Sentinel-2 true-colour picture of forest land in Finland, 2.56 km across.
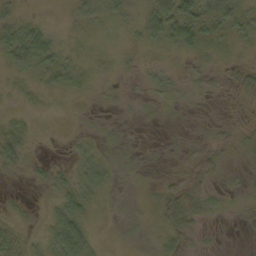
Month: October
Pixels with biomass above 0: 70%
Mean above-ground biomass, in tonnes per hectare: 17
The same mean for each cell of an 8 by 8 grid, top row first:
19 2 22 27 32 70 39 29
59 43 9 9 16 33 24 13
10 21 16 6 8 11 9 23
7 3 3 4 4 3 3 17
35 1 9 3 1 4 22 24
7 21 23 12 4 23 24 8
7 7 31 5 7 38 16 5
24 19 49 3 7 22 3 0
